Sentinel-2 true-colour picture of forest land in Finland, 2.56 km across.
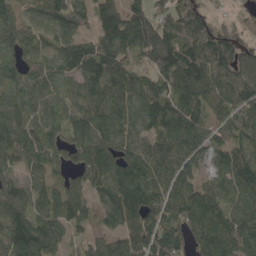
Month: May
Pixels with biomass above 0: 91%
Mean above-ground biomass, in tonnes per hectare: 116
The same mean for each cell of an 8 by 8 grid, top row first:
80 97 96 138 121 119 69 36
85 67 126 158 146 172 162 101
84 91 126 152 99 155 164 130
107 88 127 136 110 141 105 122
117 90 106 118 100 126 93 105
67 73 71 143 143 122 63 147
115 127 90 122 168 127 139 122
178 146 54 87 153 148 138 133
